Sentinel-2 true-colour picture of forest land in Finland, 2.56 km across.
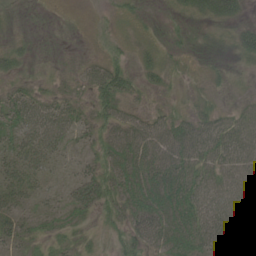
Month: June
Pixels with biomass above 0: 64%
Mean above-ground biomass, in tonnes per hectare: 24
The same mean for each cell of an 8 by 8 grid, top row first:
3 0 0 4 5 9 27 22
17 1 1 15 12 6 7 30
14 7 16 53 16 4 7 2
43 37 25 31 18 15 19 25
28 37 16 35 59 55 50 45
31 15 28 34 42 50 34 40
22 13 38 26 36 39 46 29
24 14 14 10 36 34 37 24
